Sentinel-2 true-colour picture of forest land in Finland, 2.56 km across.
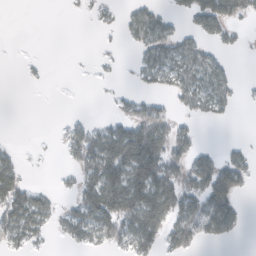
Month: February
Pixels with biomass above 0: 45%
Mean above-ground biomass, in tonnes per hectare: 41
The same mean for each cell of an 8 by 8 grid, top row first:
0 0 5 11 52 23 89 40
0 0 0 5 43 56 31 11
1 3 1 4 27 51 57 14
0 0 3 13 62 32 36 5
6 1 74 107 156 73 7 14
44 1 43 110 123 81 96 56
88 49 61 115 111 81 96 30
40 14 39 42 71 57 27 5
